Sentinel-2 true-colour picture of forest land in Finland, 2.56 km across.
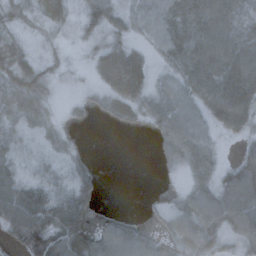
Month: October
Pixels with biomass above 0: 78%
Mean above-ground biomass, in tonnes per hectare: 41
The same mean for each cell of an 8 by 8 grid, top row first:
32 34 28 38 38 57 86 63
40 13 12 35 17 58 84 79
64 33 7 40 29 46 86 87
49 27 12 32 40 52 46 71
40 28 11 0 0 46 30 19
42 36 51 0 0 12 34 70
64 61 61 2 6 36 57 71
33 71 71 66 47 43 48 36
